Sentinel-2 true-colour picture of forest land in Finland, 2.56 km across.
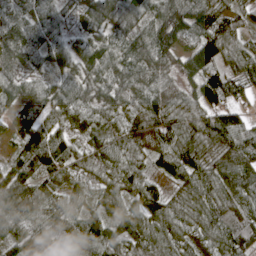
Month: April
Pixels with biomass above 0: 96%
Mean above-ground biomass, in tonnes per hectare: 83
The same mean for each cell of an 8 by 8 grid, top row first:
62 68 55 97 75 143 112 69
125 63 53 77 99 80 122 79
61 40 66 76 77 41 110 95
38 66 79 79 87 90 107 67
41 128 44 83 68 92 97 103
90 79 62 69 68 72 106 89
153 125 72 78 111 98 115 85
61 40 70 98 96 92 83 93
